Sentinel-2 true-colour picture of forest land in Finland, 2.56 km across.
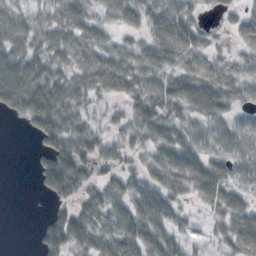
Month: October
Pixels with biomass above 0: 80%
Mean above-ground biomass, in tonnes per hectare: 50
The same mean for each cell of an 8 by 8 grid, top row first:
61 45 57 39 53 81 13 37
62 58 61 43 43 83 37 34
96 70 42 67 51 58 72 58
43 94 45 25 65 47 69 32
0 47 67 33 34 63 50 56
0 75 73 28 38 64 76 44
0 16 47 55 73 35 32 52
0 64 69 81 77 37 16 63
